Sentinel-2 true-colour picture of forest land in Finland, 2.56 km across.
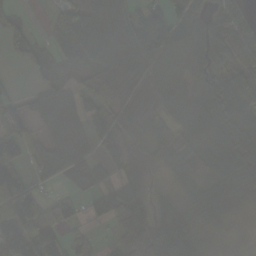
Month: October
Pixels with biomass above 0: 79%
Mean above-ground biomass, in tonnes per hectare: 71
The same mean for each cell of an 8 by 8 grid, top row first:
37 15 80 124 67 56 45 69
60 34 62 81 127 96 82 103
9 46 53 81 65 79 87 112
59 71 58 67 53 67 110 119
86 71 45 67 34 69 94 102
90 70 51 38 42 50 80 97
146 52 41 102 87 77 103 42
133 100 54 21 92 127 22 2
